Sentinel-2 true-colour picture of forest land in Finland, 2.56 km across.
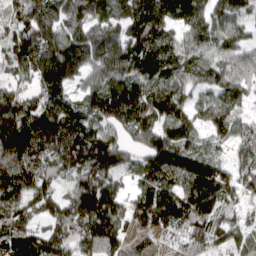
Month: April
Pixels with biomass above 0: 91%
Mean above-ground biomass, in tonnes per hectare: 128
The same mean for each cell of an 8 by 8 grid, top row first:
98 159 137 142 174 136 128 97
159 176 180 149 142 122 112 96
93 175 84 143 109 103 88 104
178 199 114 186 152 148 85 77
240 200 174 149 106 168 61 88
152 106 124 122 86 142 159 102
105 90 161 149 125 160 129 58
138 138 141 139 24 59 97 61
